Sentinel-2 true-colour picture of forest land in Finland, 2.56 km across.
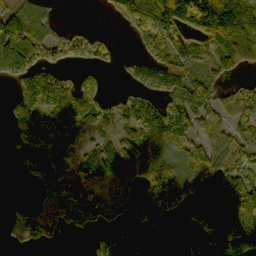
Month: October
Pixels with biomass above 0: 65%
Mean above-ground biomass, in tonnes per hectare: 95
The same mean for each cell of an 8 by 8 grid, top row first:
145 65 0 43 169 182 235 213
215 128 104 46 67 98 71 134
88 44 79 4 105 140 64 40
48 44 142 63 137 150 103 138
38 108 70 66 119 123 96 113
17 111 66 69 107 136 105 142
34 37 110 22 91 64 181 215
23 33 7 60 79 13 125 200
